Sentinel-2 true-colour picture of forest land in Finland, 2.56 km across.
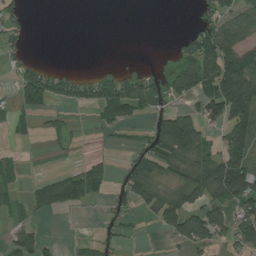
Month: July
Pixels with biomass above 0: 43%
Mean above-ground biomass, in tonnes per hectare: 53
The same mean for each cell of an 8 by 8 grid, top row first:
32 0 0 0 0 0 45 88
26 0 0 0 0 27 121 120
45 83 54 74 51 50 112 211
46 28 12 92 45 71 76 159
9 9 5 8 26 153 53 131
27 21 68 22 94 48 140 158
27 52 25 28 31 102 104 89
49 19 9 23 3 52 88 65
